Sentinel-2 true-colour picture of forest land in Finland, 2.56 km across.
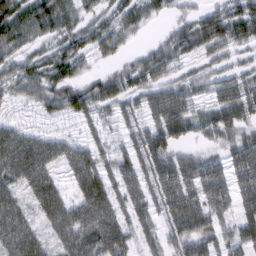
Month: February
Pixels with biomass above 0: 78%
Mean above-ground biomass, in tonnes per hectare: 48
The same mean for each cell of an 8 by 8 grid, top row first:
72 57 47 36 34 21 47 56
48 21 43 42 19 37 50 30
45 47 35 53 58 34 34 44
16 29 47 19 46 78 30 65
87 59 37 28 47 55 19 57
61 59 67 46 36 76 60 46
53 69 65 59 40 65 60 42
71 32 68 70 32 44 47 47
